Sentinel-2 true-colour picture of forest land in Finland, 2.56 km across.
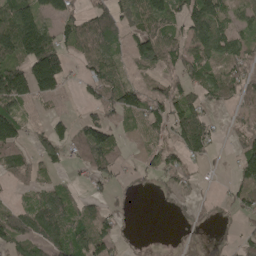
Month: May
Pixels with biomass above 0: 64%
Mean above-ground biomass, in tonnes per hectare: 70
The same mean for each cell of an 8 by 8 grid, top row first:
153 70 64 91 100 65 147 52
146 157 93 72 92 68 109 63
142 189 43 86 25 56 86 89
93 18 20 78 83 93 53 44
98 77 88 84 28 78 78 64
63 29 18 41 30 64 6 83
65 128 56 35 0 15 10 54
112 113 92 63 1 5 2 42
